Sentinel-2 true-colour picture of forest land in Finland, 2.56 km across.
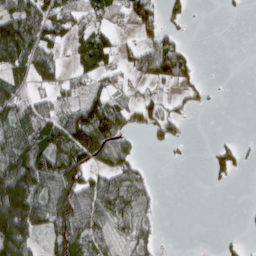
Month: March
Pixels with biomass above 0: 53%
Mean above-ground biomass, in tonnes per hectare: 58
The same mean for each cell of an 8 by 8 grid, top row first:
77 118 62 50 70 25 0 4
98 90 56 59 73 75 0 0
77 59 37 40 51 70 7 0
100 75 105 133 49 31 7 0
98 107 153 111 12 25 6 23
159 128 101 74 34 0 20 12
187 106 115 83 37 0 0 2
149 58 87 48 44 0 0 15
